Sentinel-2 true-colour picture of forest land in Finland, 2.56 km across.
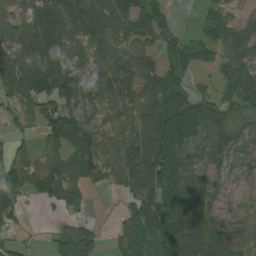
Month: August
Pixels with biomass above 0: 80%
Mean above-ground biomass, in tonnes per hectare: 86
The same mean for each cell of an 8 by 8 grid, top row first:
62 130 148 96 104 25 64 31
91 113 76 84 84 75 108 77
134 134 117 99 90 79 17 95
38 74 104 71 88 136 106 67
30 51 113 78 99 115 71 70
81 125 118 70 136 122 80 61
67 26 38 5 137 143 140 60
27 24 108 24 106 147 134 82
